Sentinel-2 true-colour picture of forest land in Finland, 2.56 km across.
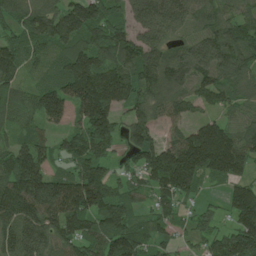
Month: June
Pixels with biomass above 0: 89%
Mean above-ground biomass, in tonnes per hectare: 129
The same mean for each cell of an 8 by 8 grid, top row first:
106 156 207 128 146 120 94 95
125 117 146 164 143 85 154 156
101 105 209 195 151 155 118 99
100 142 123 175 101 81 49 76
81 67 112 90 136 120 266 159
191 138 139 75 112 245 116 106
194 197 161 139 54 73 36 185
144 122 120 161 94 47 65 178
